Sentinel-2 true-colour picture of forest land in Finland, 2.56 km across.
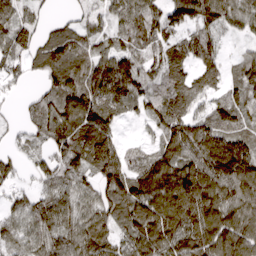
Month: March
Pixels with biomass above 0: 87%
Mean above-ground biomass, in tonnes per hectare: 100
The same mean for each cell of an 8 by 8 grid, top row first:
90 31 39 68 104 100 112 91
88 122 96 83 76 92 95 31
42 73 130 167 85 91 74 87
18 92 148 90 55 108 65 77
29 68 126 107 32 134 138 127
57 88 97 129 161 179 156 167
74 105 89 95 143 160 143 119
73 100 117 88 132 135 147 139
